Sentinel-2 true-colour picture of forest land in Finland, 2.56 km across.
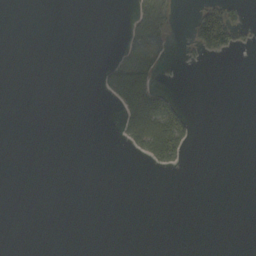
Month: October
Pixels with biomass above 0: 11%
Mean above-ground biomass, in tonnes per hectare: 10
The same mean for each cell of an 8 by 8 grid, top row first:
0 0 0 0 10 8 94 20
0 0 0 3 17 3 71 22
0 0 0 45 61 2 0 0
0 0 0 3 103 53 0 0
0 0 0 1 50 77 0 0
0 0 0 0 0 1 0 0
0 0 0 0 0 0 0 0
0 0 0 0 0 0 0 0
